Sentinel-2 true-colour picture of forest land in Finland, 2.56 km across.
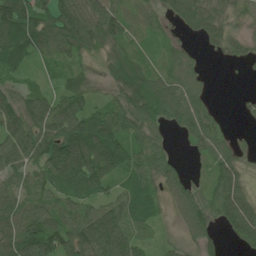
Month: June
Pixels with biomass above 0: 84%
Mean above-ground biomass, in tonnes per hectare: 72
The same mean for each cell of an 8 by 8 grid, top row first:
157 102 116 93 24 44 66 21
97 85 100 66 22 30 18 27
50 32 52 70 104 68 13 2
89 104 86 70 112 89 38 10
108 123 159 121 70 14 53 13
71 98 153 86 75 48 39 53
83 63 72 81 71 44 75 94
107 124 116 157 46 31 53 42
